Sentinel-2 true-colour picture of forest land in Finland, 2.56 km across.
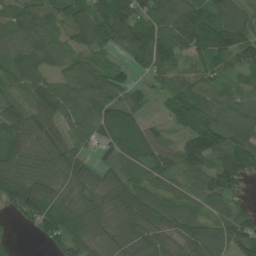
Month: June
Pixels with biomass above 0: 91%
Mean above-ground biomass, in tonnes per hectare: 89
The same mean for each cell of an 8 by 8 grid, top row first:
80 73 93 154 86 113 128 99
87 63 56 57 105 102 120 122
70 75 80 78 28 73 74 58
82 109 95 86 40 88 98 72
84 99 52 93 85 65 149 108
132 95 93 67 95 90 103 100
96 129 101 94 107 86 70 49
12 59 121 67 90 81 137 129
